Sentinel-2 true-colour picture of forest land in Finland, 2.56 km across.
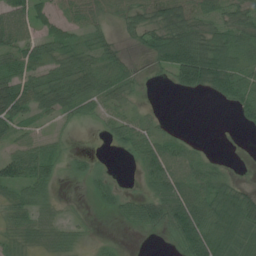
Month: July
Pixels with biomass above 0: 70%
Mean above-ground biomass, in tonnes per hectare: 41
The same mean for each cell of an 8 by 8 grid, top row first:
62 33 34 26 46 79 42 45
56 47 41 26 21 85 81 46
66 53 64 48 11 48 91 58
74 44 39 37 24 1 0 34
33 33 2 18 53 40 6 3
64 51 20 13 34 72 52 12
38 29 4 17 53 92 75 71
30 28 16 8 2 45 86 50
